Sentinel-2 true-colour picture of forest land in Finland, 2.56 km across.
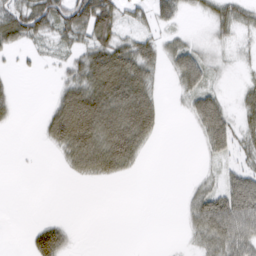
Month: March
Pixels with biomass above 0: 53%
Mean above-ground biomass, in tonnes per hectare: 33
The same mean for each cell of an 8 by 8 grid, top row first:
72 85 81 67 24 35 25 38
29 16 37 72 47 33 13 10
6 2 56 97 59 25 26 7
11 23 107 87 79 2 69 27
0 21 85 86 37 0 32 30
0 0 23 31 2 0 8 42
0 0 0 0 0 2 69 80
0 98 2 0 0 1 44 67
